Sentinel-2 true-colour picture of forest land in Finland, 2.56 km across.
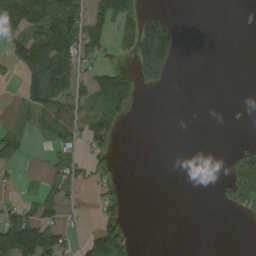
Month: September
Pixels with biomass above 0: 34%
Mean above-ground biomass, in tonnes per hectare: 43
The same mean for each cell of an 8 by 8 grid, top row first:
164 118 89 139 85 9 0 0
64 161 103 38 159 73 0 0
18 167 42 81 52 3 0 0
57 96 71 93 1 0 0 1
59 15 41 29 0 0 0 7
12 7 28 22 0 0 0 99
37 46 14 50 0 0 0 37
145 95 28 99 1 0 0 0
